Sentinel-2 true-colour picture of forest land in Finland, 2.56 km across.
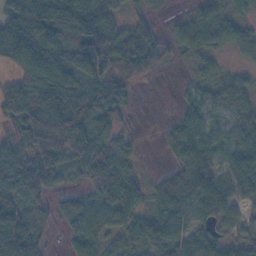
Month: November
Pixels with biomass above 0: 82%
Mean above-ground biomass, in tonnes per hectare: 61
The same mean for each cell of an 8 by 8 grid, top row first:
134 139 123 46 27 15 55 40
102 111 106 87 69 36 63 40
46 84 79 73 23 7 46 43
66 112 105 54 0 21 46 69
56 105 95 55 5 48 54 57
67 73 33 84 21 53 70 87
63 31 55 85 43 70 61 44
110 22 55 38 60 57 54 36
